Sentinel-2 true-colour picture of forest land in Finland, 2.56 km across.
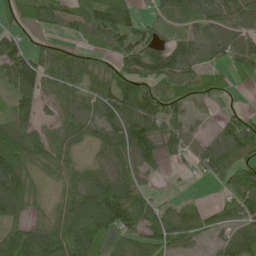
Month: May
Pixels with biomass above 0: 79%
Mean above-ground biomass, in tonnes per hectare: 68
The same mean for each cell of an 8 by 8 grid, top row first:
49 86 52 104 34 50 54 56
65 35 38 61 87 69 48 70
99 84 77 89 93 82 48 23
71 25 75 92 102 62 17 35
115 76 44 84 120 62 43 100
127 32 62 85 46 7 38 87
77 32 100 154 74 47 36 80
104 93 89 50 72 74 33 70
